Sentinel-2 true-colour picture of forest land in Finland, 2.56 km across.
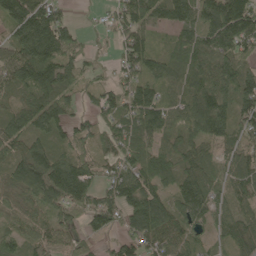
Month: May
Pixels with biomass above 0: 88%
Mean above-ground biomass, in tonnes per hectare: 81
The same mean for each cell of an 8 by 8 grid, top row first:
106 120 8 44 81 98 135 178
102 159 54 31 80 66 99 96
75 122 53 45 72 68 103 103
54 95 40 61 99 55 141 87
70 69 64 54 71 68 66 76
89 157 116 62 96 79 74 86
61 70 84 98 142 94 99 59
46 74 51 37 83 81 36 72
